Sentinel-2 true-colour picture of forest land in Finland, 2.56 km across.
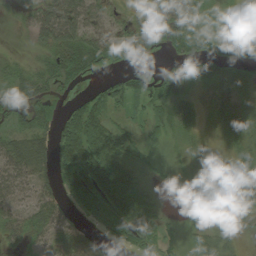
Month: August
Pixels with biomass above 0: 81%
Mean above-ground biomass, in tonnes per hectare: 46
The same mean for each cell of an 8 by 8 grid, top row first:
13 64 68 28 32 66 28 12
5 48 84 45 37 42 29 45
38 50 37 23 34 55 52 39
47 43 84 44 43 45 27 58
59 51 135 84 36 12 12 31
53 30 103 124 29 16 19 27
39 52 36 100 100 7 28 27
28 44 57 28 86 25 57 19
